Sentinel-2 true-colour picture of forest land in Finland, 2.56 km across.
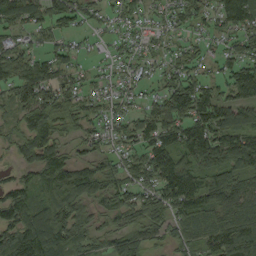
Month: September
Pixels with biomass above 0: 85%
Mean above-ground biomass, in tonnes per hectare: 83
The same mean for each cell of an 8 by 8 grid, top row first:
90 77 49 40 52 61 59 115
77 51 33 34 43 41 34 80
96 101 49 38 44 74 64 116
60 102 65 50 62 115 132 112
49 111 50 51 71 92 149 127
44 108 114 80 71 143 91 98
108 94 88 73 107 112 133 145
126 152 87 79 87 56 56 141
